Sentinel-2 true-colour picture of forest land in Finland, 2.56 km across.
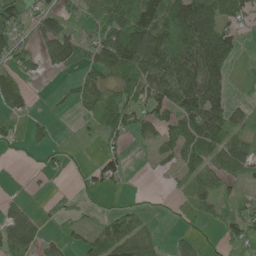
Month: June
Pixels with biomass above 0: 62%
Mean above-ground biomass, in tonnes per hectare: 57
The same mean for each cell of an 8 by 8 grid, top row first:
59 51 31 94 146 133 137 65
60 47 39 130 148 131 142 37
48 7 46 69 117 119 113 10
42 11 27 100 73 91 118 35
30 31 7 30 23 85 100 80
1 23 14 54 1 23 70 50
34 8 18 16 22 14 35 37
87 36 29 85 73 20 5 51
